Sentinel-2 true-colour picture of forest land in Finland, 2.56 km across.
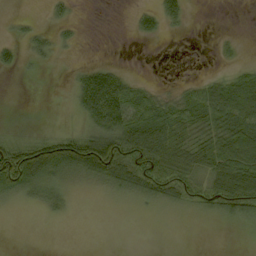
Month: September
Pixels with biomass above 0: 49%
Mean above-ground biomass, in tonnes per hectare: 27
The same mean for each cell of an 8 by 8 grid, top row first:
6 10 4 0 21 22 0 0
15 20 6 0 0 0 0 6
2 1 35 69 11 4 21 37
4 1 36 100 55 44 63 73
50 76 78 38 27 42 54 92
111 77 45 46 41 27 44 88
11 22 3 6 17 25 25 44
0 0 0 0 0 0 0 5
